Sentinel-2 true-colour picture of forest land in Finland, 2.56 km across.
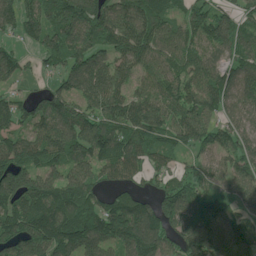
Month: June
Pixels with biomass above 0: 89%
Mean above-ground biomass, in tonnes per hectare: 125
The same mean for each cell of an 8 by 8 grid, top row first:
108 136 175 153 160 78 127 80
55 122 154 125 140 110 96 90
64 38 144 134 91 121 137 107
98 154 126 131 139 123 112 90
125 154 138 160 112 93 119 112
182 116 120 85 65 79 77 121
151 190 147 115 122 164 117 98
178 191 156 130 191 112 183 161
